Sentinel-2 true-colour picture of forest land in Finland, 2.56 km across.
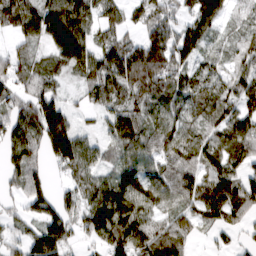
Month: March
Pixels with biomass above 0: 84%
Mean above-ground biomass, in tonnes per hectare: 75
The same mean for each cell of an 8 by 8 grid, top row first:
93 130 96 50 59 56 108 44
31 57 107 83 90 89 44 63
63 64 42 104 94 77 75 83
66 108 24 59 63 80 100 97
98 118 92 56 89 104 88 111
63 29 63 73 95 91 92 72
21 27 71 153 96 71 101 88
37 30 34 93 101 98 19 22
